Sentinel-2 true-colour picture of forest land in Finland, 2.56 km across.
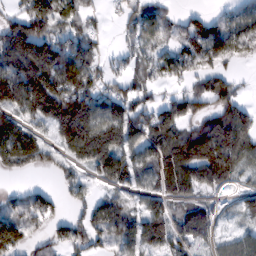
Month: February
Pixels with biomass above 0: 74%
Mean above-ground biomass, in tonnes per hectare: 97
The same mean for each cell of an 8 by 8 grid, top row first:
81 149 73 16 83 35 50 64
146 128 117 13 58 57 126 74
151 193 156 64 59 50 81 27
98 206 225 127 110 119 95 103
170 71 219 154 111 156 206 142
42 25 54 110 82 170 117 54
81 101 54 77 58 65 60 30
122 67 86 51 102 106 51 67
